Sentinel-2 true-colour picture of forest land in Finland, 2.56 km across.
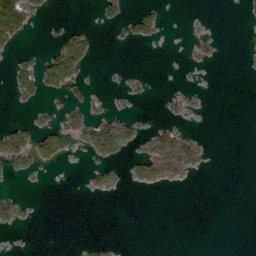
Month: March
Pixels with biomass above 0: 18%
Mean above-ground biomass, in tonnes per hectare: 17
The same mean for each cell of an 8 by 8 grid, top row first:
124 11 0 26 39 0 1 2
20 17 69 3 4 0 12 0
50 63 36 3 6 1 0 0
3 16 34 17 2 10 2 0
83 50 27 90 28 88 8 0
21 3 1 16 37 33 2 0
51 0 0 0 0 0 0 0
0 0 2 3 0 0 0 0
